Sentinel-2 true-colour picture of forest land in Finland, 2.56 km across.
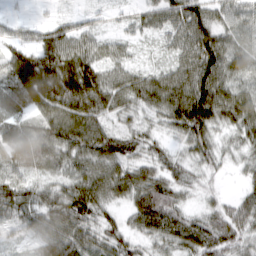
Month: March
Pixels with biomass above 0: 90%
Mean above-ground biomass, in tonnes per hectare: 57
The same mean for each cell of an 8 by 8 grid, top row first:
11 9 17 11 34 63 63 48
50 77 57 34 10 42 92 41
78 111 115 56 50 68 93 47
53 60 88 60 47 82 103 77
66 78 84 76 51 31 62 43
56 41 65 79 67 41 33 14
79 70 80 40 78 60 35 34
20 59 68 56 41 61 75 53
